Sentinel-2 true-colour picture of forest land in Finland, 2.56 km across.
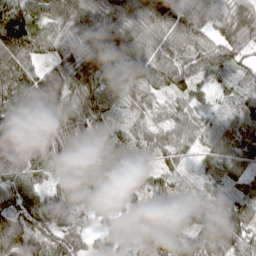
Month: April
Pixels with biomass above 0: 96%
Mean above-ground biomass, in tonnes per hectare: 73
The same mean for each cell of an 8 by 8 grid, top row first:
116 84 88 75 84 88 62 75
119 52 57 76 74 74 58 67
124 110 86 59 60 76 48 43
116 100 86 45 46 53 43 81
80 80 94 82 61 65 63 109
84 64 78 69 70 51 54 68
78 86 58 39 41 58 60 92
91 80 46 48 51 66 80 82
